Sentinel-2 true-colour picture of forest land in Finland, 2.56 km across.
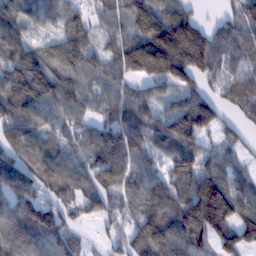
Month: February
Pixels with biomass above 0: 88%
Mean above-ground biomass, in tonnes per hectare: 98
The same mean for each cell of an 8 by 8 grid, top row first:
87 85 72 63 115 106 14 65
97 71 153 60 143 230 130 75
126 161 104 77 68 113 55 64
121 91 74 82 89 100 140 50
93 91 59 142 114 109 40 44
148 89 96 115 103 97 100 72
120 109 63 75 89 121 196 118
121 112 47 43 103 124 100 110
